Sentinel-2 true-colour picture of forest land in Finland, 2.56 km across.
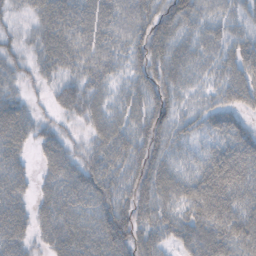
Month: October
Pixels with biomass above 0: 89%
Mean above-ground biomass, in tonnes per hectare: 51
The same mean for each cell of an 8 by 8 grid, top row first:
19 68 72 70 59 58 45 38
23 62 63 56 55 54 45 55
25 28 42 38 47 45 32 64
60 12 38 42 55 40 44 34
54 42 18 64 55 41 41 63
48 39 57 65 62 54 76 72
53 48 58 69 56 46 79 62
51 39 66 77 51 40 74 67
